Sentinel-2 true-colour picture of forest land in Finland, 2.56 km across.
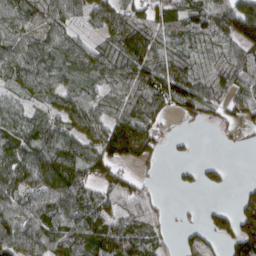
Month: March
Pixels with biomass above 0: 79%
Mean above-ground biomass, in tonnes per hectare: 73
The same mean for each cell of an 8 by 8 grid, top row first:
87 73 50 90 85 94 101 143
59 77 77 63 103 47 46 80
72 93 46 67 92 118 59 67
56 51 98 55 87 41 52 53
88 102 96 121 112 18 0 14
94 131 82 74 16 22 42 1
83 107 105 72 79 7 32 82
101 96 88 114 78 23 67 139
